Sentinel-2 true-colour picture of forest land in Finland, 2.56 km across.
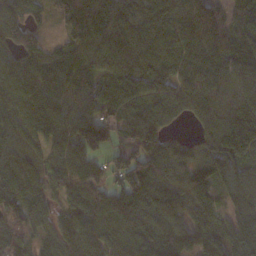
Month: November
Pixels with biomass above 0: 93%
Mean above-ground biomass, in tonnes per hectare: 110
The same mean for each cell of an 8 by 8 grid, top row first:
98 47 143 153 136 113 139 112
103 65 103 125 118 128 122 125
114 122 119 87 125 102 114 124
102 122 104 80 94 72 105 149
92 86 105 59 106 69 88 170
117 93 126 104 164 96 126 125
90 76 127 156 146 105 105 110
114 71 117 107 105 93 105 121
